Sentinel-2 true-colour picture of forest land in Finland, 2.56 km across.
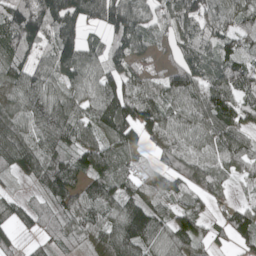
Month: May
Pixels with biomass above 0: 88%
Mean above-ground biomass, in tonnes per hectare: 95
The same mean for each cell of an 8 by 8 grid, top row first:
163 155 108 146 69 100 103 90
97 67 113 82 61 83 91 75
90 84 91 104 76 120 126 124
99 121 85 137 143 98 120 106
143 99 94 79 73 84 74 90
56 133 95 114 71 79 100 58
60 82 110 98 136 81 47 67
46 50 58 126 115 97 65 69
